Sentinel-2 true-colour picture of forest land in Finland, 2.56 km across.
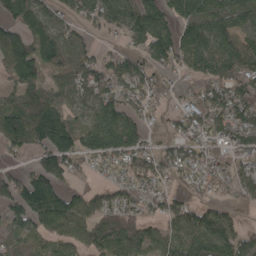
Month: April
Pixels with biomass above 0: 79%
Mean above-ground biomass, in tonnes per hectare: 95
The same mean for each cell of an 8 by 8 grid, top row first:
95 69 67 103 142 105 139 109
125 108 76 27 98 126 129 101
72 72 86 116 115 50 110 88
131 143 57 114 57 51 129 103
92 152 112 146 83 89 95 108
60 128 35 39 107 83 100 95
100 171 108 86 74 101 64 43
45 63 79 91 95 75 131 91
